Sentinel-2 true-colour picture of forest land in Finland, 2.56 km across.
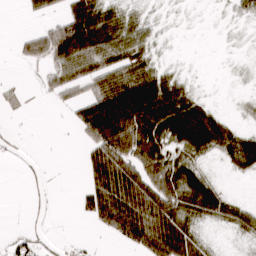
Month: March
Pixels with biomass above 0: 55%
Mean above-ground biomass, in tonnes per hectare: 52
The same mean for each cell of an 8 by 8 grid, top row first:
1 38 105 53 18 3 1 12
19 89 146 90 41 1 0 3
5 35 77 102 111 39 1 3
7 2 68 183 155 109 54 8
11 0 25 145 135 62 80 81
1 7 11 126 97 91 39 19
0 9 24 130 125 87 77 39
29 10 10 24 98 120 20 12
